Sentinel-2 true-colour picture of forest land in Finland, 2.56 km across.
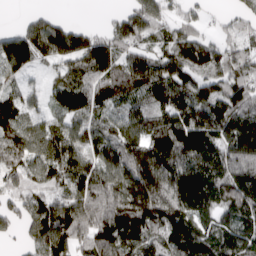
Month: April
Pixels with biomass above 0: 86%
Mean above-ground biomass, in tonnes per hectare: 138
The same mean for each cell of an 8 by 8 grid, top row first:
10 67 1 41 147 71 31 63
186 167 180 150 79 120 106 92
57 48 92 137 138 127 129 136
139 74 143 90 96 146 146 156
154 155 128 159 182 196 163 171
117 137 198 183 268 198 164 185
94 161 198 228 243 209 138 163
30 185 152 238 146 185 159 152
